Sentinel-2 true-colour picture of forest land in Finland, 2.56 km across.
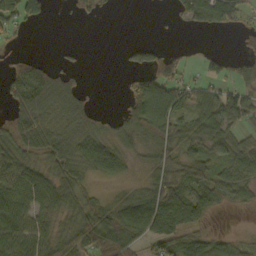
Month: October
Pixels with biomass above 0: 64%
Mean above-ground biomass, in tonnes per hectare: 44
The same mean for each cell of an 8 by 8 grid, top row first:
54 11 12 5 0 7 54 46
6 0 4 0 28 11 2 14
55 91 21 0 51 62 31 33
51 58 61 10 96 65 38 54
58 62 61 52 38 53 55 37
72 63 51 39 20 50 51 51
63 59 61 55 93 105 55 21
57 52 66 90 60 70 47 23
